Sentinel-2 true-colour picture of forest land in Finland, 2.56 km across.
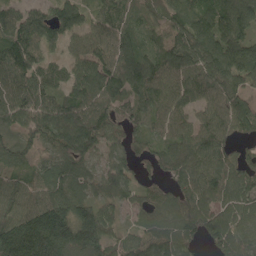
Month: May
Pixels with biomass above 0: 91%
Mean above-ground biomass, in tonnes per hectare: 110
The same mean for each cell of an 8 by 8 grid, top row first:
108 121 99 105 73 115 134 116
154 72 82 127 102 139 129 132
127 91 109 148 182 142 154 104
108 135 130 94 112 115 112 99
74 91 131 81 58 107 113 53
70 85 81 94 43 96 103 91
108 137 112 66 67 99 102 81
236 247 175 85 91 114 89 111
